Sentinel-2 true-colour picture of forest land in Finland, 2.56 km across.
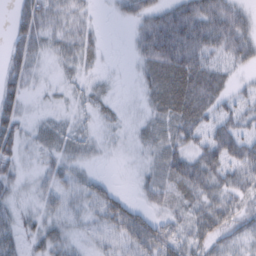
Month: February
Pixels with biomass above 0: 78%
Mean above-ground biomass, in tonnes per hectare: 35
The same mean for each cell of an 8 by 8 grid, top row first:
36 48 26 7 43 75 72 38
40 26 38 1 49 124 57 45
44 6 13 6 19 56 57 12
56 6 10 13 12 55 40 39
48 27 24 7 18 42 47 56
27 27 25 6 17 49 52 49
22 24 21 50 33 27 47 43
31 35 12 25 70 49 47 35
